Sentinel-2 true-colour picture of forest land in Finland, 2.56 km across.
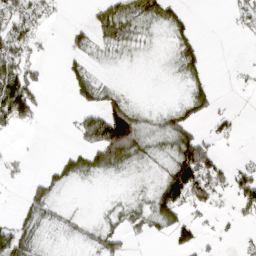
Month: March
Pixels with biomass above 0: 49%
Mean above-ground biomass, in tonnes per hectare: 37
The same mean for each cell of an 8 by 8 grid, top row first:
85 31 0 67 48 36 0 34
78 4 27 42 15 37 9 0
123 13 52 6 0 12 25 7
129 10 32 80 14 35 33 5
1 0 35 173 38 76 59 4
16 23 37 21 6 127 115 57
13 43 3 13 24 101 38 39
77 15 15 37 18 45 15 21
